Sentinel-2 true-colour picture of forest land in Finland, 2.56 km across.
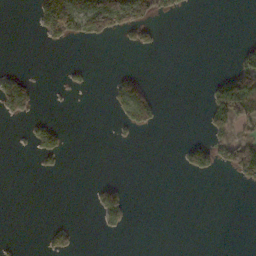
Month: November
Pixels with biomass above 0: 15%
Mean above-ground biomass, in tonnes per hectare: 22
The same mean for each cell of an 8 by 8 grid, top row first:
0 105 118 142 73 16 0 0
0 9 2 0 27 0 0 21
37 1 9 15 25 0 12 111
39 1 0 18 70 0 52 97
1 49 0 5 1 2 54 84
0 5 0 0 0 3 25 45
0 0 0 72 0 0 0 0
3 25 7 1 0 0 0 0
